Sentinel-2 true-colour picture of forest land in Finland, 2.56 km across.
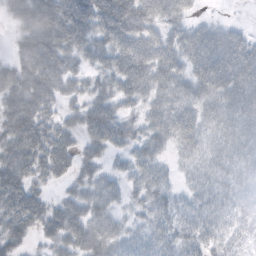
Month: October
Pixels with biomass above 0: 86%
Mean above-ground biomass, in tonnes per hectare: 50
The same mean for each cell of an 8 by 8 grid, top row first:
36 88 87 96 72 48 8 2
31 95 53 70 73 60 88 68
69 77 34 47 66 51 75 81
79 43 46 47 37 57 43 53
73 85 46 48 44 39 37 41
68 50 43 27 45 18 32 25
88 45 59 40 29 30 29 11
46 33 67 55 33 34 25 7
